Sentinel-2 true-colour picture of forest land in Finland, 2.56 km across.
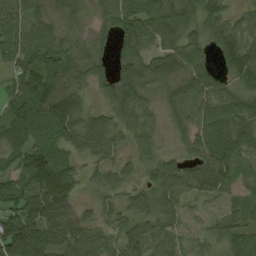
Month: August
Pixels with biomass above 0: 92%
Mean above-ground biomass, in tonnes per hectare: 89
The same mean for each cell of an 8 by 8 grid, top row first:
90 68 56 99 161 143 122 52
148 114 80 59 89 118 84 133
84 138 73 80 89 88 103 99
87 120 98 80 86 76 120 102
76 70 78 69 68 34 139 98
88 152 54 61 42 96 109 50
96 130 44 52 77 79 36 49
157 107 89 52 112 71 53 96
